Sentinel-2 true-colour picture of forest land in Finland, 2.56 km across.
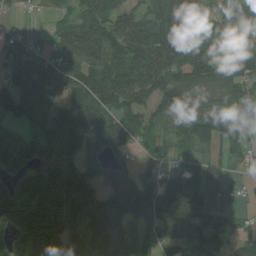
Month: August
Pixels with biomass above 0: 84%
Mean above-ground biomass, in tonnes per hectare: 104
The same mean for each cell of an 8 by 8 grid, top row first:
19 34 79 94 94 177 65 79
66 56 136 109 135 136 89 68
90 112 114 116 122 79 85 100
82 122 121 94 81 76 109 86
123 107 125 126 51 49 59 57
82 153 150 92 68 155 153 28
174 183 141 118 152 222 173 46
82 164 104 120 91 118 106 52
